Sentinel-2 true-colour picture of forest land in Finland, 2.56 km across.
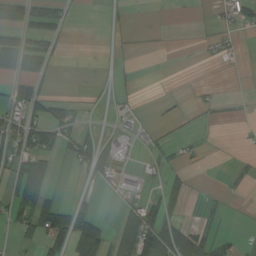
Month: August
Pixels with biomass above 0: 30%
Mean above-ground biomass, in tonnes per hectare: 23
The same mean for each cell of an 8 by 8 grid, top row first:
35 58 1 2 1 1 4 27
68 30 0 2 1 1 9 9
44 16 0 6 0 0 2 0
37 46 14 5 3 6 6 2
65 44 52 20 9 12 2 2
49 55 4 28 20 17 1 11
39 82 33 2 45 17 10 1
24 83 84 51 85 79 32 8
